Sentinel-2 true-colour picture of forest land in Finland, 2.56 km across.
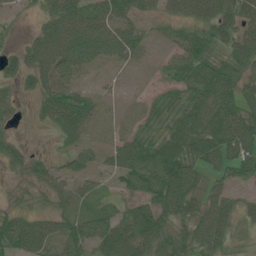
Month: July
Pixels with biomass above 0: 77%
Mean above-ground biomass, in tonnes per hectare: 50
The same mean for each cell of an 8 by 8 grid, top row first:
14 46 68 64 29 38 66 68
22 75 74 62 28 34 61 66
36 47 22 7 2 48 84 65
23 45 61 5 26 65 84 72
27 4 27 27 71 88 95 98
14 42 35 37 101 113 36 42
26 23 22 28 72 73 59 44
72 60 59 94 77 54 75 19
